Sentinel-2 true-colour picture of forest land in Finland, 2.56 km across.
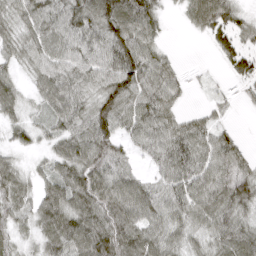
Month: April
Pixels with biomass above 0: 85%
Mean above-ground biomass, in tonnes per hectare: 68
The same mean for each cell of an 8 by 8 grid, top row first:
58 87 93 115 105 11 102 44
54 69 85 100 88 7 15 60
38 77 75 95 99 54 8 38
44 55 74 100 88 48 26 7
37 34 90 88 65 96 75 36
54 49 93 97 40 81 81 90
51 83 87 95 103 62 65 81
33 57 96 108 96 49 53 92
